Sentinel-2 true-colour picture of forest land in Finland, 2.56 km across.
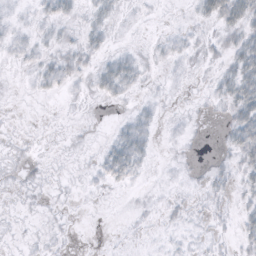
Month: October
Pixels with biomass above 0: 35%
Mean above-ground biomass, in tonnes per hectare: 5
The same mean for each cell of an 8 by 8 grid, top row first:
3 9 7 7 1 0 13 23
5 4 9 5 2 6 4 15
0 9 4 18 4 1 3 24
0 0 1 1 4 1 1 21
1 0 1 7 9 2 0 19
2 2 2 10 2 1 4 8
1 1 0 0 2 4 4 7
1 2 0 1 1 3 3 7
